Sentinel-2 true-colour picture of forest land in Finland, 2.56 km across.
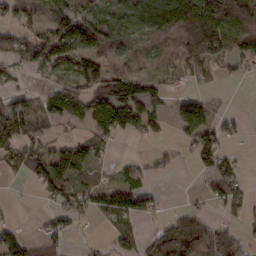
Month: February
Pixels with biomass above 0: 62%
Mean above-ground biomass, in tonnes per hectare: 70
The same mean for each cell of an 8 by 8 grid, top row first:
72 64 97 54 92 144 180 172
63 127 113 80 46 83 149 92
21 19 94 132 63 34 37 24
125 66 76 183 105 56 83 10
106 68 77 27 15 19 93 15
17 137 76 22 38 9 47 41
5 19 59 97 74 19 23 48
71 54 6 34 51 134 126 68
